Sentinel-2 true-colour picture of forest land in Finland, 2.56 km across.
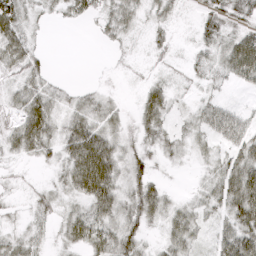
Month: April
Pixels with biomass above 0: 70%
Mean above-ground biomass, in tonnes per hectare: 28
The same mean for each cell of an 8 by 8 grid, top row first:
47 15 27 32 19 11 22 30
40 6 0 9 6 10 22 74
25 18 2 2 11 11 14 34
27 42 34 21 32 13 32 22
34 30 64 36 24 20 19 45
8 7 73 51 30 2 19 63
7 22 26 49 49 25 23 68
23 11 39 49 24 38 12 65
